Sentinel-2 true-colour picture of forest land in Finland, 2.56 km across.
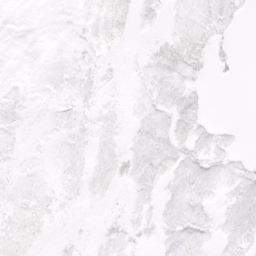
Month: April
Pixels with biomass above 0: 60%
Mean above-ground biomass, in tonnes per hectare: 6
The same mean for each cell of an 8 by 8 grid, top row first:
2 1 3 10 6 5 10 5
3 3 4 4 2 12 9 1
3 4 7 2 5 11 3 1
6 4 6 3 7 11 3 0
5 3 5 5 10 11 8 2
4 3 7 9 10 9 9 7
7 6 3 2 4 9 6 11
8 2 3 6 4 8 6 10
